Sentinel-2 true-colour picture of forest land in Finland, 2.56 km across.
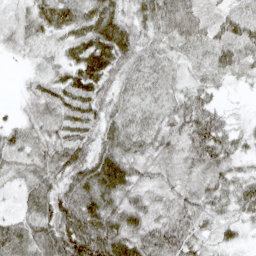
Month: April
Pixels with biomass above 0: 92%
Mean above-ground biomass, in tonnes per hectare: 48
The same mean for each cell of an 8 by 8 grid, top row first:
25 51 50 59 40 101 43 55
19 23 54 79 38 35 51 61
3 34 60 44 49 28 32 15
13 43 59 44 43 48 47 5
39 55 65 54 51 49 69 29
26 59 67 78 55 42 52 27
20 57 83 67 57 56 40 34
61 65 108 96 67 64 30 16
